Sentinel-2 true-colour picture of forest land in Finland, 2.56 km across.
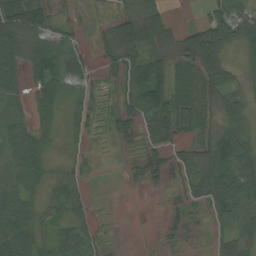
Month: August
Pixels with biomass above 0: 74%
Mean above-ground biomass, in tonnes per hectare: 44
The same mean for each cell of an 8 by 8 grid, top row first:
55 37 7 24 74 8 44 51
59 69 22 45 70 43 114 41
49 92 37 17 99 57 72 27
32 56 33 17 81 77 42 41
73 36 13 5 38 34 56 86
71 36 16 0 21 26 82 92
72 36 25 1 0 11 43 74
97 45 49 5 1 6 11 49
